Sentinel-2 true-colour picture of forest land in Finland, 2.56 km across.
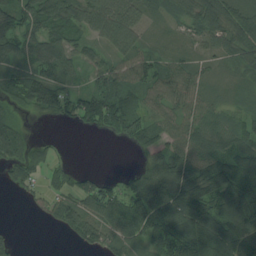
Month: August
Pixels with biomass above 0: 80%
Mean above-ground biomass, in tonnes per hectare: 75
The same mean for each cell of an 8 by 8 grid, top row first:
95 108 93 111 60 44 126 100
66 77 50 69 51 27 33 86
85 88 36 83 80 71 39 32
43 57 102 146 65 56 56 39
116 31 0 10 62 76 79 80
56 46 38 18 88 183 126 135
1 39 72 97 163 143 125 156
24 0 49 72 68 123 128 111
